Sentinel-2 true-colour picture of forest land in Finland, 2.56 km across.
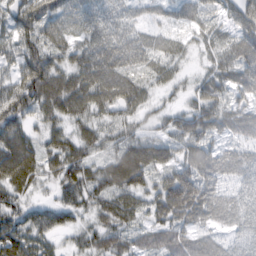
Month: February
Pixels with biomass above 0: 89%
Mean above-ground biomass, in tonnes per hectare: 64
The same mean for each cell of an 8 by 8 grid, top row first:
68 73 51 50 26 30 32 63
66 66 55 90 68 38 33 62
72 113 82 92 48 36 53 61
90 61 63 58 38 39 71 54
80 49 68 48 67 51 52 44
89 52 86 87 91 114 75 58
68 60 69 74 53 114 78 75
78 47 41 61 53 74 47 61
